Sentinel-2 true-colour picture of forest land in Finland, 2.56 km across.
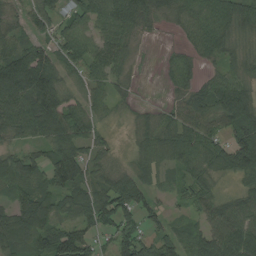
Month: August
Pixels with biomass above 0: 85%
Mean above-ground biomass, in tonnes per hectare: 64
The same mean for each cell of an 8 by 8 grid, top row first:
32 63 54 92 70 44 72 85
72 52 66 69 8 19 63 39
132 98 39 51 5 46 43 69
84 98 61 27 17 48 87 112
33 60 76 25 43 76 75 101
75 75 90 54 49 39 47 61
63 68 79 102 73 19 69 83
93 83 89 70 64 59 88 94
